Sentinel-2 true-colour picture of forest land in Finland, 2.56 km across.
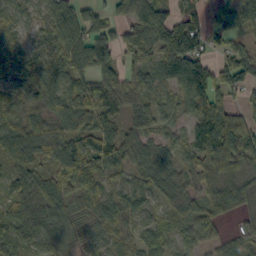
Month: October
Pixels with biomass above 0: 88%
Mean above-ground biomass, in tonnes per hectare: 64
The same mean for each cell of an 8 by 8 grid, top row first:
41 54 60 33 93 66 47 76
53 55 83 74 72 130 59 43
63 82 61 60 42 87 105 97
61 61 79 60 50 34 118 63
69 81 97 96 64 33 110 125
44 54 100 28 62 59 79 65
53 80 48 54 34 41 54 41
70 66 48 37 40 32 38 36
